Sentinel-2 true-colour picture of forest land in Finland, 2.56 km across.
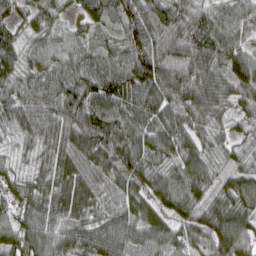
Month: March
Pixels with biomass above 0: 98%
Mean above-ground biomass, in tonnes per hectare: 70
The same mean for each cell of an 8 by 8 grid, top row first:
41 51 36 60 87 84 77 73
56 52 53 48 93 84 88 66
57 62 80 93 101 107 79 70
67 74 101 85 93 70 72 40
27 49 91 106 78 73 45 33
44 53 90 82 81 62 57 57
55 72 83 61 77 67 69 76
78 78 77 91 74 67 70 81
